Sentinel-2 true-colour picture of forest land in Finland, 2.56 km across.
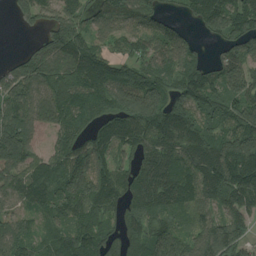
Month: August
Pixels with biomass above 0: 88%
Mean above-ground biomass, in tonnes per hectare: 132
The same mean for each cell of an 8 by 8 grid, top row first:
49 97 124 131 130 48 166 153
11 133 139 71 110 143 28 129
134 145 168 155 145 162 146 130
176 148 128 146 222 162 123 130
212 61 114 149 147 156 144 205
116 145 179 149 137 160 155 204
78 111 131 96 121 143 81 124
129 94 184 101 141 114 144 117
